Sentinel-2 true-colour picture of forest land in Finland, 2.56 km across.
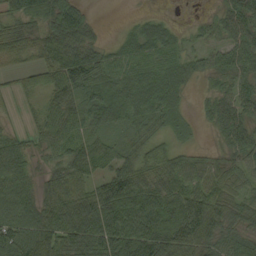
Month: September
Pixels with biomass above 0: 87%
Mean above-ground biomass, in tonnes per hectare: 53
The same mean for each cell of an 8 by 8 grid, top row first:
38 43 39 1 16 9 16 66
59 63 75 25 50 37 41 64
17 42 82 50 58 52 20 46
11 39 50 58 49 36 26 60
42 38 48 35 43 28 12 60
55 41 61 67 57 61 48 43
69 71 88 89 85 88 95 57
77 80 71 92 112 103 74 54
